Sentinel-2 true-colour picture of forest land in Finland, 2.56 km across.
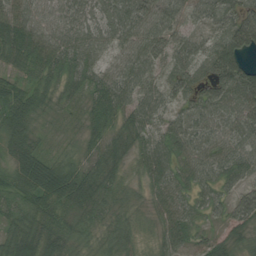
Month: August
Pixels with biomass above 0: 96%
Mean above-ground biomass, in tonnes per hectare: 52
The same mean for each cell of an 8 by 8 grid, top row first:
61 55 57 69 76 48 41 65
69 66 60 48 67 54 37 89
31 48 47 57 56 51 60 78
56 29 28 61 58 37 58 65
47 18 27 43 46 53 61 54
52 99 63 50 40 56 48 46
40 53 61 43 25 56 45 59
63 66 41 55 21 54 37 29
